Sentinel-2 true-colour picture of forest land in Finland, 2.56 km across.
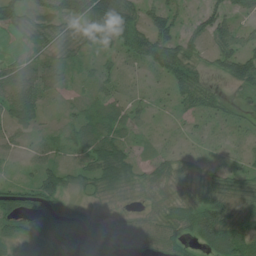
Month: July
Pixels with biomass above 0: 79%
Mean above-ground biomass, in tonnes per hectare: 43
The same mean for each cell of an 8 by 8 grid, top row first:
44 48 59 94 49 42 56 23
7 29 38 33 69 71 39 69
58 49 11 24 8 49 25 69
66 14 27 48 19 14 39 20
15 20 53 80 11 8 9 11
8 65 34 66 25 43 35 36
78 85 39 9 16 45 86 37
60 81 95 55 49 51 54 59
